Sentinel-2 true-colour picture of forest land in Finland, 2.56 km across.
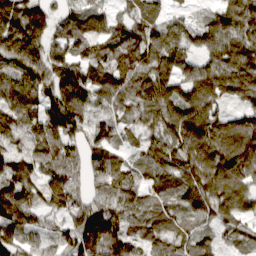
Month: March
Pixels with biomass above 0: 91%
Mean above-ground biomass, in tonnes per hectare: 89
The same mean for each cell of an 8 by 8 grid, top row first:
108 63 82 53 81 28 42 93
108 72 68 124 135 77 77 96
84 80 113 116 94 78 108 102
109 99 101 55 68 97 113 63
68 141 89 83 58 106 127 127
102 87 80 128 57 87 115 151
122 60 92 116 74 73 75 101
89 34 133 128 62 71 50 40
